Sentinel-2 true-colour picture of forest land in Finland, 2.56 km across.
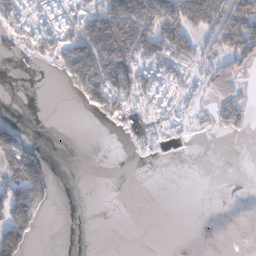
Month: January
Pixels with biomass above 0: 39%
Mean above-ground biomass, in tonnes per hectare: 45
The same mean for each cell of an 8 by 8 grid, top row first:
60 55 66 108 113 99 118 151
31 57 85 144 89 108 62 143
1 1 88 93 79 66 63 44
0 0 4 68 93 61 27 88
86 1 0 0 68 18 1 2
119 46 0 0 0 0 0 0
115 22 0 0 0 0 0 0
115 0 0 0 0 0 0 0
